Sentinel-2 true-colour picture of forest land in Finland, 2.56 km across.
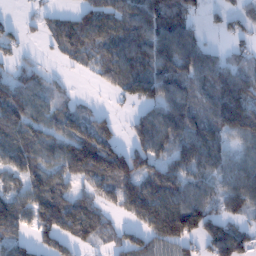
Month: January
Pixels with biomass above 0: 76%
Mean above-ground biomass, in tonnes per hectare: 87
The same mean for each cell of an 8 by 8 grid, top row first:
9 41 78 102 135 101 20 51
40 26 92 100 111 151 46 33
74 37 7 81 153 116 91 104
121 65 59 25 60 107 86 175
102 91 159 106 89 89 111 59
68 95 94 166 120 104 67 91
105 120 99 45 139 149 84 76
70 66 77 46 85 124 90 100
